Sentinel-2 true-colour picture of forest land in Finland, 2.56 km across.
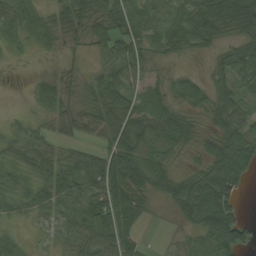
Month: August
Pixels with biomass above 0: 81%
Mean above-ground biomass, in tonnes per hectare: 44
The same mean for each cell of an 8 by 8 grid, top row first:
69 37 69 69 39 30 68 85
24 28 19 48 43 38 30 46
2 30 22 56 33 28 33 48
5 36 38 58 45 45 44 43
32 34 25 51 60 49 33 67
33 44 61 86 68 37 64 64
26 39 53 89 35 34 94 35
36 12 41 63 12 4 49 75
